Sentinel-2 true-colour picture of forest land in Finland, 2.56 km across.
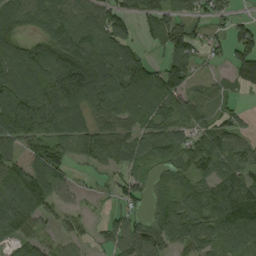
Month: September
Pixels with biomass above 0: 81%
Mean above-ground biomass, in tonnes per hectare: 83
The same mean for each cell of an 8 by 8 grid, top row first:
86 83 118 101 54 75 52 22
79 98 138 151 37 99 40 94
139 153 178 147 112 110 26 77
151 121 94 78 85 95 59 31
83 90 68 87 71 79 95 62
83 101 9 30 48 66 72 84
98 54 27 28 41 101 118 142
58 44 37 56 117 84 97 112
